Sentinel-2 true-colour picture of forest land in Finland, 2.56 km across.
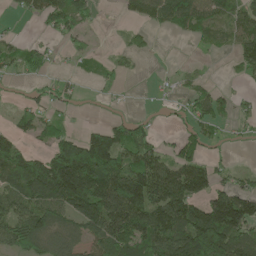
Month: May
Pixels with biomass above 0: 60%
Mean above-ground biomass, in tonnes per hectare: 70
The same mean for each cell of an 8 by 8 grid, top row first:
16 72 63 0 47 99 62 64
38 25 20 4 15 0 13 52
22 30 12 14 2 11 11 16
26 36 8 8 7 20 66 20
77 48 122 165 88 42 31 10
113 181 216 140 146 125 100 28
80 120 145 143 175 131 135 163
97 81 62 95 109 119 180 112
